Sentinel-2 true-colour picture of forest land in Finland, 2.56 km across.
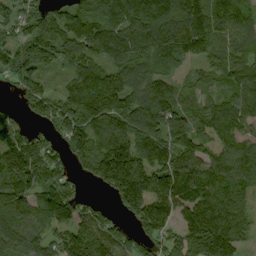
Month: September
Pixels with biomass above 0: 88%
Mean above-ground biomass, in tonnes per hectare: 120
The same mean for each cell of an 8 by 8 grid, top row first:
90 115 106 99 138 144 135 87
90 116 124 133 113 105 70 83
79 53 111 152 107 66 57 101
42 92 176 175 157 131 100 116
145 84 130 164 157 157 84 101
168 116 62 217 212 193 134 123
123 134 104 49 164 148 155 100
127 96 167 108 71 100 200 97
